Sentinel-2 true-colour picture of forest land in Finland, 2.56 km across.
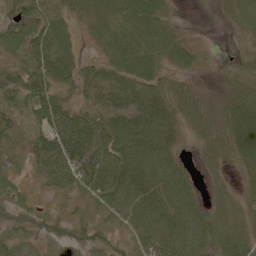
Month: June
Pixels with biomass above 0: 90%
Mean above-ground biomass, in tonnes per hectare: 48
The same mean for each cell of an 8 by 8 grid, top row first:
69 47 24 41 71 12 7 19
40 74 17 34 53 42 11 12
59 67 46 60 60 26 6 35
50 84 50 56 81 45 30 59
36 87 94 76 84 41 32 57
20 52 84 98 85 76 14 17
22 13 16 63 91 87 36 22
48 31 37 32 60 85 57 45
